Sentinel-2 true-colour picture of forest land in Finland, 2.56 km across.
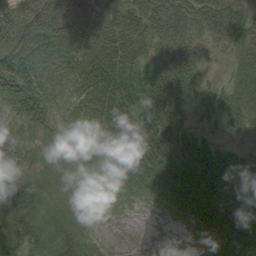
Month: August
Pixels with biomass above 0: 91%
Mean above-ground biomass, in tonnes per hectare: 49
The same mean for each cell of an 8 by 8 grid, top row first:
81 73 74 53 75 84 70 47
118 89 71 67 33 46 25 37
105 47 62 74 56 84 17 40
47 46 36 68 84 59 23 50
37 25 28 51 81 60 40 15
34 27 14 33 47 62 77 43
65 28 22 19 12 38 66 56
53 35 37 2 5 12 33 67
